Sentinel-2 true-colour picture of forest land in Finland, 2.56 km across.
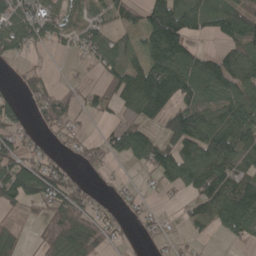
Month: May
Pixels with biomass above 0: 63%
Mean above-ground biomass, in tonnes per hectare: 66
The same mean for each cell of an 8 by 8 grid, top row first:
88 75 44 41 75 119 78 99
77 30 38 64 71 113 17 91
16 34 18 64 132 141 120 100
49 80 41 31 91 94 90 112
51 21 31 72 100 94 121 103
104 96 27 10 12 87 133 80
35 61 80 21 16 7 78 140
45 66 91 27 9 13 11 38
